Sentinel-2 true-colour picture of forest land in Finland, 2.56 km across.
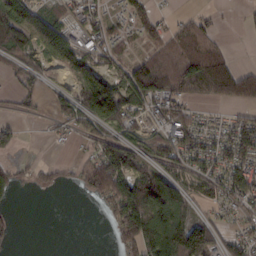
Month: February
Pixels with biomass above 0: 61%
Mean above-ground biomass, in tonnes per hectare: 64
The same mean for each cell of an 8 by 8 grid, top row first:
133 52 45 32 68 20 25 5
92 87 65 51 42 68 64 0
32 20 62 47 131 98 149 108
16 23 79 115 63 82 16 30
34 8 19 84 59 84 46 101
44 31 56 188 120 63 83 91
10 0 0 92 162 132 38 56
21 0 0 27 179 170 123 63
